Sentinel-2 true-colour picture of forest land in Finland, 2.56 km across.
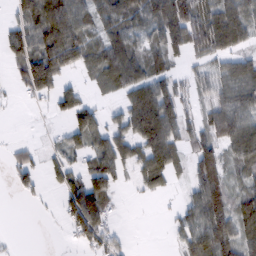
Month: February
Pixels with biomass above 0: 67%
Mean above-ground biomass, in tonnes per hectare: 58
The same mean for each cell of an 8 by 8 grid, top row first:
52 123 74 69 84 136 89 81
72 105 80 77 56 72 88 50
26 65 22 68 87 46 46 73
2 16 84 21 112 77 48 77
15 13 44 77 83 71 78 86
41 32 51 70 53 37 116 38
0 3 127 30 1 16 115 62
3 0 48 32 0 22 95 83
